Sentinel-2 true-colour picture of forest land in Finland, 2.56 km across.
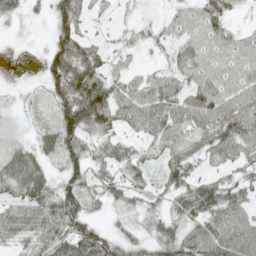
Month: May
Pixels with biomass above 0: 84%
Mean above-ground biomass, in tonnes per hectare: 48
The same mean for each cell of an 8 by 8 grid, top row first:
19 30 52 15 6 32 71 9
10 42 68 26 19 43 56 51
9 57 88 48 31 45 58 56
10 18 117 71 65 60 76 76
25 35 72 39 26 53 61 69
66 36 57 30 30 52 33 42
48 65 67 21 25 38 79 58
35 61 94 52 38 74 81 79
